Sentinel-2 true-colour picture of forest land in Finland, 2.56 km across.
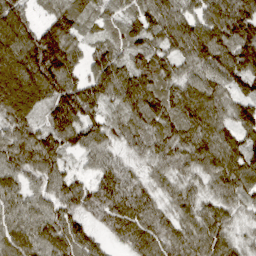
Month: March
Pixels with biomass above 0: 98%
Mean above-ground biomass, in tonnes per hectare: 93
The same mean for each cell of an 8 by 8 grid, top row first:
110 57 94 63 95 99 88 121
120 151 65 78 87 89 110 115
131 142 90 119 111 84 80 96
107 88 147 59 112 107 122 100
114 125 93 59 92 100 116 105
85 97 47 95 52 63 78 106
74 78 77 115 90 67 64 57
103 102 107 41 94 89 108 46
